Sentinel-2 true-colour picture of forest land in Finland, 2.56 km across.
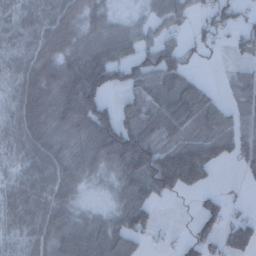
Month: December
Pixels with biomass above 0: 76%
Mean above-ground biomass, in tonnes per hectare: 79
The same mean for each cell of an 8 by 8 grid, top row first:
57 81 76 41 31 63 47 47
59 84 108 105 68 56 30 54
72 118 177 105 89 104 12 39
76 119 178 82 100 135 90 47
66 102 97 184 168 95 98 64
52 90 73 63 180 166 65 16
74 92 41 48 110 1 45 12
44 86 119 116 44 14 54 0
